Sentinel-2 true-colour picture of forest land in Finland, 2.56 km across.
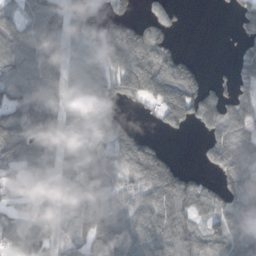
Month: October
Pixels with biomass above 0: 74%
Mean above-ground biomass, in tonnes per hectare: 69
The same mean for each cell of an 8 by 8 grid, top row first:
52 106 69 57 29 22 0 63
94 96 75 112 138 33 0 33
82 88 78 83 116 97 26 57
94 62 82 62 15 29 78 74
120 65 78 84 86 1 48 94
44 76 65 55 122 92 28 94
40 51 65 77 71 101 66 61
76 56 58 90 105 97 73 64
